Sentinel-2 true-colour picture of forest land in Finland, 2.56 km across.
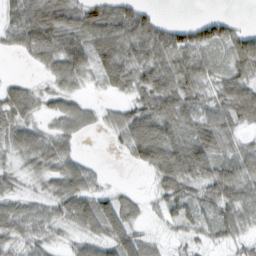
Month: February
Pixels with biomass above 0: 80%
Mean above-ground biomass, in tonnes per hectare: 47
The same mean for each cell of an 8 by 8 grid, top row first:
46 81 67 72 55 2 21 8
25 67 70 78 70 71 53 67
16 27 37 56 61 64 42 62
53 28 42 25 72 72 49 70
43 47 12 8 103 70 76 34
30 42 63 4 7 71 57 72
38 37 72 65 22 39 40 59
44 32 31 69 41 18 24 29
